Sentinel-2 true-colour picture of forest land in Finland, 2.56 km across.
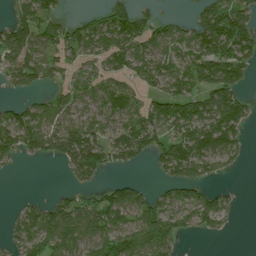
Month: July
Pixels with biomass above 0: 65%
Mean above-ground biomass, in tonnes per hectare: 70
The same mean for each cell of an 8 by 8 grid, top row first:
59 79 18 77 46 15 92 99
128 72 84 90 70 63 108 109
70 52 43 59 62 95 114 79
62 71 57 74 74 92 95 91
88 91 154 88 100 94 107 62
6 0 66 15 5 81 55 9
19 64 73 99 79 82 95 15
60 97 87 114 113 58 13 0
